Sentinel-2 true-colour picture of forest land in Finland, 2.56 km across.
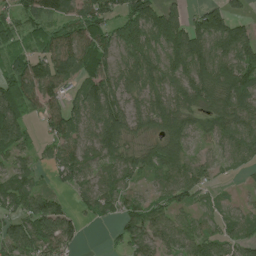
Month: July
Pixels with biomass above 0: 82%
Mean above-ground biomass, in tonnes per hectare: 80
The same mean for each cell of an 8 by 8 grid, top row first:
71 102 102 84 160 74 106 39
72 98 124 102 124 141 121 127
131 134 83 98 99 109 118 127
103 75 80 122 85 97 77 93
78 45 76 103 39 66 36 81
70 25 72 59 54 67 33 18
72 91 40 61 68 57 21 28
83 92 32 16 88 74 66 59
